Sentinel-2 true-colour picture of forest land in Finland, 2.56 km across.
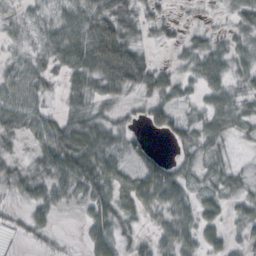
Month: October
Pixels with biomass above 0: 82%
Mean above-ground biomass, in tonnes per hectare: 32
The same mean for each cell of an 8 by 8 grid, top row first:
21 28 55 81 23 7 4 31
17 40 63 94 21 13 33 23
40 28 38 65 55 28 39 21
49 24 32 20 24 30 29 23
11 51 69 36 17 28 27 7
23 40 73 50 43 37 25 20
11 33 18 43 29 53 29 21
7 11 8 45 15 52 29 20
